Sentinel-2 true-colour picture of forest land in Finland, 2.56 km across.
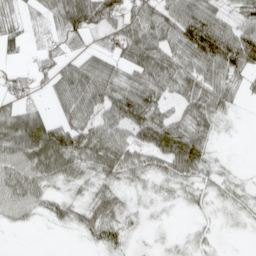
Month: April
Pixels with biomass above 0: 76%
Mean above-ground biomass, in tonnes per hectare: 45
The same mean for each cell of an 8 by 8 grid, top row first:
30 44 96 60 60 77 68 43
29 35 30 40 75 55 92 93
35 36 75 54 68 56 62 31
57 31 62 67 86 34 60 8
75 116 68 73 60 92 44 1
59 51 36 40 30 42 26 11
45 27 32 52 10 8 14 18
0 0 10 43 5 8 13 2
